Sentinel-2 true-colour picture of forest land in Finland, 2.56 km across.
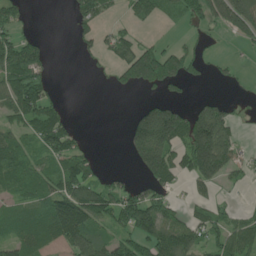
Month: June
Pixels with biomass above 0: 54%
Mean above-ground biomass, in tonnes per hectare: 73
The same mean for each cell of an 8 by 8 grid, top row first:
54 0 64 16 52 33 89 181
113 20 18 54 64 33 14 18
153 39 0 29 155 83 15 12
109 74 0 0 103 109 143 10
70 85 28 0 198 108 260 55
88 69 108 25 68 69 140 31
54 103 157 95 145 36 35 21
85 85 119 68 125 124 60 76
